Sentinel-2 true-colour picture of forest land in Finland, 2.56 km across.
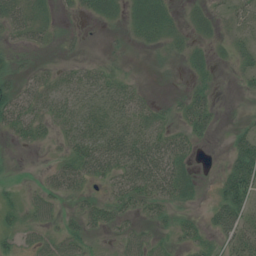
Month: July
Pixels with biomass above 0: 69%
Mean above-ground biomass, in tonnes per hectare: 27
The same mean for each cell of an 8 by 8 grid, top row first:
41 22 14 29 57 18 25 21
19 13 9 7 13 22 16 26
27 21 27 26 5 8 16 16
48 25 31 33 28 19 34 4
14 16 38 42 43 38 7 41
5 16 41 32 50 52 7 83
27 32 20 33 25 21 17 57
22 32 37 14 32 20 18 49
